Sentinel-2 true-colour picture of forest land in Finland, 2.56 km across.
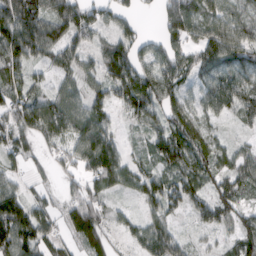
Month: March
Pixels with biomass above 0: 85%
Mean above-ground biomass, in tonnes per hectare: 76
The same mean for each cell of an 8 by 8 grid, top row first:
136 91 92 59 14 125 77 60
136 79 61 89 64 85 104 114
75 34 58 99 112 83 64 88
96 131 96 61 103 102 61 62
68 59 107 86 33 133 81 26
46 25 54 96 67 79 74 75
123 57 92 35 45 54 72 64
122 63 70 42 66 59 16 68
